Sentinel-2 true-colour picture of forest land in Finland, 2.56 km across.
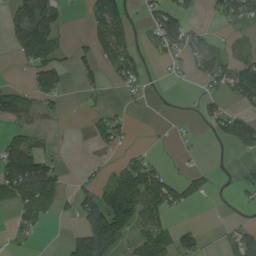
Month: August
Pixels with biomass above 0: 43%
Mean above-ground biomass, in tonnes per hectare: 40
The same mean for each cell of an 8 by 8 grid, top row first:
51 80 2 97 16 48 10 46
42 83 22 60 12 41 46 12
4 60 23 15 19 6 40 71
47 28 5 25 3 2 32 28
59 19 0 27 5 6 2 49
110 89 12 32 106 21 21 8
26 33 90 150 109 34 1 7
10 1 114 151 66 59 9 63
